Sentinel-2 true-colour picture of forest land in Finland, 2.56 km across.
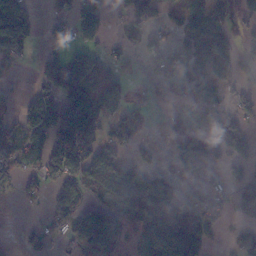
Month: November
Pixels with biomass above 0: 56%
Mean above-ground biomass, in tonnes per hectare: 61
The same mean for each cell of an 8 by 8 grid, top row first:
106 20 88 26 60 28 80 49
97 42 59 21 43 29 79 42
17 89 103 62 13 50 62 36
37 102 158 96 34 11 58 63
88 94 120 68 27 41 42 84
49 75 77 119 62 15 14 41
7 36 59 68 78 96 85 37
8 41 54 75 100 188 65 19
